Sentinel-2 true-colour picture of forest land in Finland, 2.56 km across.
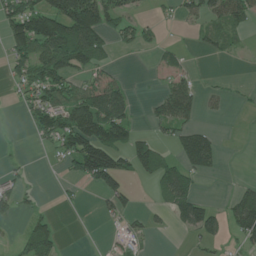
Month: June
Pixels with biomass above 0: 44%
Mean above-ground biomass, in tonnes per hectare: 57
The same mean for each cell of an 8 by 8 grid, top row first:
145 172 227 99 22 25 65 65
118 156 196 46 25 14 25 12
56 124 51 44 2 37 2 2
8 113 122 119 14 92 13 3
3 36 139 110 55 55 83 0
25 2 69 117 34 90 26 2
46 6 6 46 10 83 52 86
27 88 0 9 22 1 40 38
